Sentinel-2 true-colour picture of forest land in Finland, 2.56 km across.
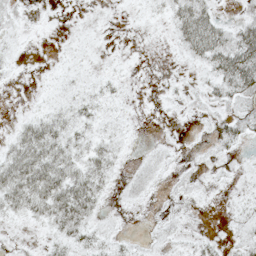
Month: May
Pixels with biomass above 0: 52%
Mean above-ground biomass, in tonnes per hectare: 13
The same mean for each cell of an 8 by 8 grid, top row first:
8 1 0 0 4 28 31 12
4 0 2 1 0 10 48 52
2 2 6 7 0 3 17 49
2 13 15 5 1 3 9 20
25 39 17 14 2 3 5 13
44 43 29 12 11 4 4 3
23 35 38 2 2 2 1 5
3 10 20 9 4 6 8 11
